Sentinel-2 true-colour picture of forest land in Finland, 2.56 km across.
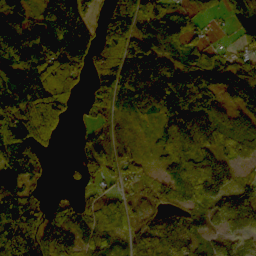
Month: October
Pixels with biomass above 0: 82%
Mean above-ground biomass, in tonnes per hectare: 84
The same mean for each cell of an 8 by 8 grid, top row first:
88 124 145 108 130 70 23 64
195 144 173 125 101 68 67 45
91 79 56 121 107 101 74 105
104 130 28 47 45 93 79 60
125 62 32 41 14 96 48 65
88 16 41 43 32 77 94 28
99 58 66 53 50 74 96 170
193 138 80 64 73 129 45 76
